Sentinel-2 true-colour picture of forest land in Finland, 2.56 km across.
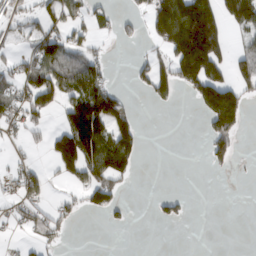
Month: February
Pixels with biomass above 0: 38%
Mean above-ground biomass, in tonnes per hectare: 54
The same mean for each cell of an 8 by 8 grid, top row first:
36 51 38 23 37 205 139 108
18 81 45 6 15 131 189 32
54 104 96 23 34 122 146 75
63 64 185 141 0 4 125 118
15 40 207 127 18 0 55 18
35 35 58 96 0 0 4 1
31 35 31 49 0 29 0 0
6 37 0 0 0 0 0 0
